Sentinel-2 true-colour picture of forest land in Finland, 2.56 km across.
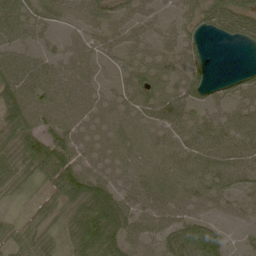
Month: May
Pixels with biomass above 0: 77%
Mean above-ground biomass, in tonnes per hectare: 43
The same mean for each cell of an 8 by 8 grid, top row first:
54 36 29 27 13 13 61 77
30 12 6 15 13 25 14 12
55 43 28 9 40 37 39 35
57 54 49 41 45 53 42 40
47 62 47 44 43 44 52 49
54 56 72 45 46 51 57 50
10 38 74 91 45 50 27 19
53 44 81 88 44 65 81 9
